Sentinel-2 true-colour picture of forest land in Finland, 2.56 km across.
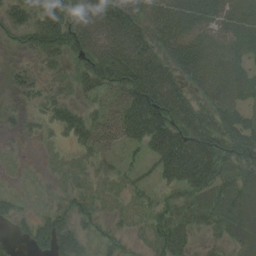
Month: August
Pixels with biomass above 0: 82%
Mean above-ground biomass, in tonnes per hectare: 49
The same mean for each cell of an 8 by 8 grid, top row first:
47 72 84 109 65 91 78 77
18 61 68 109 86 79 86 58
29 25 40 65 86 67 81 62
20 31 32 49 89 79 53 47
8 9 31 35 44 87 79 61
7 11 16 22 18 60 75 46
28 25 31 15 15 37 46 59
20 62 46 22 12 35 19 40
